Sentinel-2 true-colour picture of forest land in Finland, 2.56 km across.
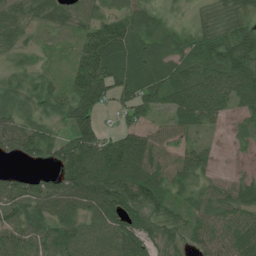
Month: July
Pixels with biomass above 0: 88%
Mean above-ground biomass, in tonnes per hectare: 62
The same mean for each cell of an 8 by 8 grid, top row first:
62 58 44 50 58 16 40 62
45 13 59 112 59 48 69 114
37 33 87 81 67 67 73 84
44 50 87 27 56 57 64 32
81 69 107 75 80 46 19 20
36 30 115 107 81 62 38 25
73 88 75 85 79 40 60 71
69 90 83 74 66 39 58 69
